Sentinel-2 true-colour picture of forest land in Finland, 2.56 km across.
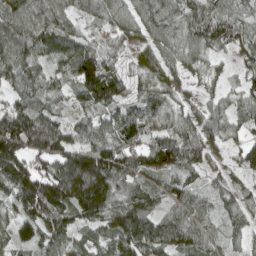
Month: April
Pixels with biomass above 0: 90%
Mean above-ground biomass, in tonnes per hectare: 90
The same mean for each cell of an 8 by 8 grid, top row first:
103 110 64 77 80 87 106 83
109 85 79 48 57 83 81 61
85 68 133 122 69 49 37 43
114 77 49 67 117 65 49 57
169 129 78 111 114 116 64 46
164 129 216 147 78 76 42 53
77 158 151 114 127 81 56 69
71 88 49 93 143 109 68 45
